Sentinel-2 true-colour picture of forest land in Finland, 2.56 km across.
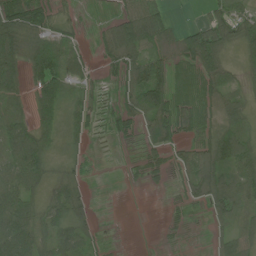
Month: July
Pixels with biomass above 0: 74%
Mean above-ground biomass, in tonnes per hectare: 44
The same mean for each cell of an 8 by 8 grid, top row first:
55 37 7 24 74 8 44 51
59 69 22 45 70 43 114 41
49 92 37 17 99 57 72 27
32 56 33 17 81 77 42 41
73 36 13 5 38 34 56 86
71 36 16 0 21 26 82 92
72 36 25 1 0 11 43 74
97 45 49 5 1 6 11 49
